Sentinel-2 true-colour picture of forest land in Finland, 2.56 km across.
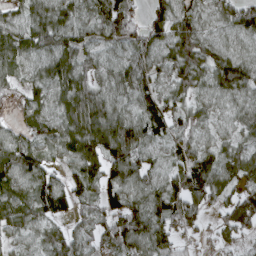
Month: April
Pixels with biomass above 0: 90%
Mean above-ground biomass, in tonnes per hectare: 68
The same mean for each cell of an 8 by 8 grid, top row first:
47 79 60 79 34 80 45 70
85 76 63 53 63 87 61 36
45 79 73 56 80 68 65 106
24 62 102 77 79 60 45 49
71 55 115 131 83 62 43 48
83 67 81 83 60 65 111 83
74 87 41 74 80 83 47 101
35 62 52 74 84 50 21 41
